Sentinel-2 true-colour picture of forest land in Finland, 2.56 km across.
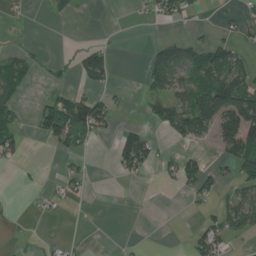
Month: July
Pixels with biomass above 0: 30%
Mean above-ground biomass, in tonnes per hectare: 33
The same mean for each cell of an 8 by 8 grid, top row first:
2 8 5 0 6 37 3 22
7 5 18 15 7 66 55 33
37 14 25 22 26 72 69 99
27 60 86 41 20 75 156 212
40 28 29 16 88 22 20 132
5 1 22 5 19 54 40 59
1 6 4 2 2 2 15 70
5 9 5 0 2 0 68 11
